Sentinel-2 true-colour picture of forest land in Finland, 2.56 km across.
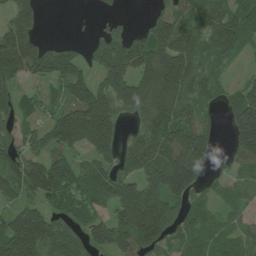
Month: July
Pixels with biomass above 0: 77%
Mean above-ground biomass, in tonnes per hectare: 118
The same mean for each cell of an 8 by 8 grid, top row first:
121 7 2 29 17 120 128 127
196 86 48 143 166 190 100 88
103 102 141 179 171 217 87 33
98 56 209 155 149 180 51 158
79 85 135 137 205 213 97 135
130 190 98 100 160 213 49 57
81 80 124 100 263 86 38 45
241 166 90 154 166 62 73 68
